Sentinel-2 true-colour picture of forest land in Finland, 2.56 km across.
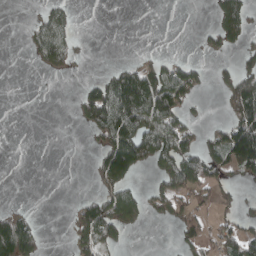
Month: April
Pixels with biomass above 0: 35%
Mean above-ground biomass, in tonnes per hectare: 60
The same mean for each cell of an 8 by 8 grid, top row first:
0 81 8 0 0 0 11 88
0 176 21 0 3 0 35 43
0 8 10 82 142 148 25 129
0 0 53 180 156 110 6 121
0 0 0 147 184 131 64 192
0 0 0 171 25 125 95 45
28 0 63 141 73 70 36 35
246 10 75 79 0 25 44 83
